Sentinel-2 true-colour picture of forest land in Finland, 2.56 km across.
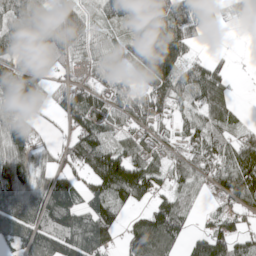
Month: May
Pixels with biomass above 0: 78%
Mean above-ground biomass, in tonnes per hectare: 80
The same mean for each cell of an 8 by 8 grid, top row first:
93 72 77 74 112 141 70 41
66 115 61 54 166 130 9 1
109 58 32 46 86 121 133 3
63 27 119 74 80 52 103 24
98 29 106 71 74 47 106 68
153 56 59 179 86 58 72 134
140 122 86 96 48 115 19 55
70 91 109 61 120 66 88 54
